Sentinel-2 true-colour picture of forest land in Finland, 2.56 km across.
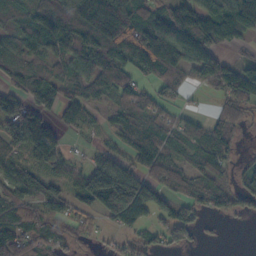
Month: October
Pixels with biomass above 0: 77%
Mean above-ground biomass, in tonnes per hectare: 81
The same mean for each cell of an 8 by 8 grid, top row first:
66 93 146 156 97 147 124 173
76 79 117 152 158 162 140 39
68 90 81 98 45 65 71 107
133 64 79 41 64 30 17 59
89 140 9 32 119 55 83 22
58 58 73 179 96 74 68 45
72 60 50 157 101 64 60 48
82 60 26 20 52 57 5 0
